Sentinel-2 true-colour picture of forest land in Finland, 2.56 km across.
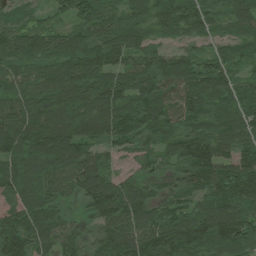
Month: July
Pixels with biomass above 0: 94%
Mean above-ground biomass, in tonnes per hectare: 115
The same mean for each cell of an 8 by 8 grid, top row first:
39 46 109 87 91 131 86 88
104 106 127 138 108 60 55 85
93 125 136 113 119 129 135 75
125 173 156 129 134 124 147 142
161 186 145 105 95 125 144 116
144 129 127 78 64 69 144 170
98 104 40 155 119 96 115 129
141 105 64 132 144 161 120 125
